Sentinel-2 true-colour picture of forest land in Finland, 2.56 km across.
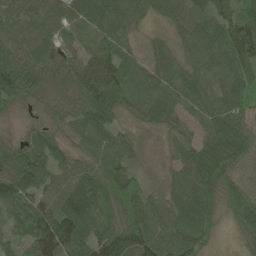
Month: June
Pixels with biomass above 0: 95%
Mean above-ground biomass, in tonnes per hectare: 74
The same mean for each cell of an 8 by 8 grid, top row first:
69 78 77 99 48 56 87 101
70 65 62 79 25 38 73 117
141 67 82 116 54 66 58 77
23 27 68 120 55 58 68 65
47 71 42 73 16 35 70 86
120 77 82 94 35 42 111 42
93 95 114 96 96 68 99 71
56 143 97 132 106 89 45 22
